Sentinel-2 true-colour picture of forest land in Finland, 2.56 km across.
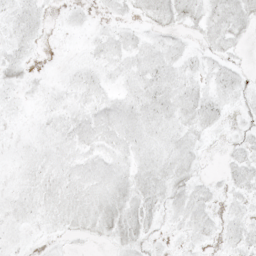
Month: May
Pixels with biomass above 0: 71%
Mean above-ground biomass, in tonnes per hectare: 7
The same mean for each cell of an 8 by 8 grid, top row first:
9 4 3 4 6 9 11 13
7 1 2 9 9 7 6 4
9 2 7 6 11 11 9 6
4 5 7 9 12 12 13 5
4 7 9 9 9 10 3 5
4 8 9 10 11 13 3 8
7 8 10 13 13 9 8 6
4 3 3 8 8 3 5 9
